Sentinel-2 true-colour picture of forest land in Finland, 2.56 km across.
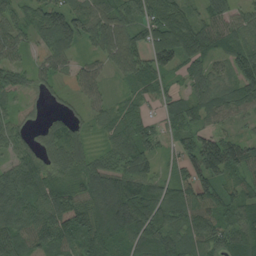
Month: August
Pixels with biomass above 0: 90%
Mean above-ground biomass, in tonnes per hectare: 71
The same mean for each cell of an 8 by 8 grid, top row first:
55 96 94 85 66 68 65 54
54 65 47 90 72 99 68 68
63 43 53 26 67 28 80 96
32 23 27 48 39 76 74 54
60 54 56 53 76 42 88 80
83 69 68 89 89 49 97 60
95 97 116 134 86 87 95 90
85 98 99 77 71 83 93 82
